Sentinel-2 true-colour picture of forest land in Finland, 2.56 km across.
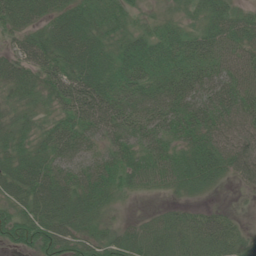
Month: June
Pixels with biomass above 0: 90%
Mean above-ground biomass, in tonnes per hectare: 42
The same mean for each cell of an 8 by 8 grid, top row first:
51 41 49 37 16 21 34 28
31 57 57 38 47 44 40 40
49 48 59 43 42 43 49 49
35 25 50 52 46 62 61 55
38 39 45 44 45 38 52 51
66 62 49 46 38 47 53 31
43 66 47 21 3 18 19 4
45 61 42 36 43 42 50 32
